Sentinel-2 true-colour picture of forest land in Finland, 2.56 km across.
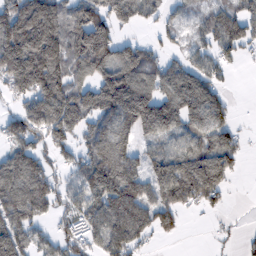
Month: February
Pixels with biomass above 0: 74%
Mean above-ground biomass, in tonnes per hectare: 108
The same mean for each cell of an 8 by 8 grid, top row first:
177 185 136 132 74 42 62 84
210 204 171 152 79 35 77 77
153 193 92 187 130 120 96 0
69 163 139 141 204 144 136 6
94 95 74 153 59 72 124 58
146 91 96 186 110 179 181 17
115 63 118 163 129 115 41 1
129 55 100 151 56 21 8 21
